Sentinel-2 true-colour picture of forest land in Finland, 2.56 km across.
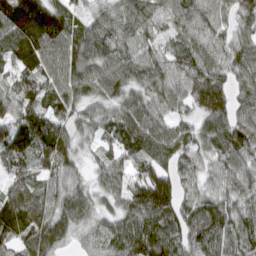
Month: March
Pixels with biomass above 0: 95%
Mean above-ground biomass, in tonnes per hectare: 81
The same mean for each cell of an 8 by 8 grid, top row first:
120 107 45 78 76 83 93 69
100 108 92 91 65 58 101 75
57 85 109 97 85 85 104 65
84 77 65 57 86 55 93 64
104 118 48 53 81 92 87 93
70 56 46 68 82 81 61 79
103 77 86 48 119 90 92 64
71 97 34 76 111 76 126 91
